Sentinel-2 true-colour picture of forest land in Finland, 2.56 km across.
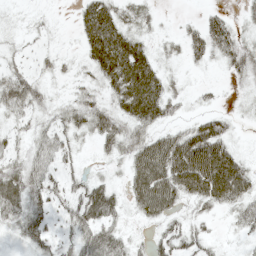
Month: May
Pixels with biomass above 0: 77%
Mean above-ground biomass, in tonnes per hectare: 43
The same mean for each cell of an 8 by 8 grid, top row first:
8 8 33 57 26 5 23 13
16 12 25 99 44 16 62 44
63 20 21 61 88 15 5 19
52 26 47 46 72 20 23 8
26 55 22 38 58 87 110 15
55 55 33 15 84 109 139 82
56 43 73 57 58 39 33 44
21 41 53 67 15 49 30 11
